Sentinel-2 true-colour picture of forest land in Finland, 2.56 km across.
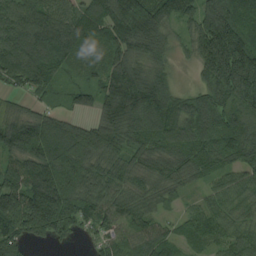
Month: August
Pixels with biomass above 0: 92%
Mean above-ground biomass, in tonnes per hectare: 107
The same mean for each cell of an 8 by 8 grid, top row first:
114 113 105 172 192 120 154 109
145 170 83 102 116 36 220 198
74 83 32 116 132 39 91 216
70 60 46 136 201 119 142 122
125 143 152 105 93 96 103 125
116 163 144 93 77 72 60 67
155 195 102 79 70 29 65 53
76 61 30 78 91 61 59 69
